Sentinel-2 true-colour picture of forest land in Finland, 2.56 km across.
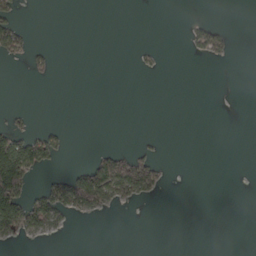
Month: March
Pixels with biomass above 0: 14%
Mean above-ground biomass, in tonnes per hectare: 17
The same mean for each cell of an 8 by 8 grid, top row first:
24 0 0 0 0 0 3 0
43 8 0 0 4 0 52 1
0 6 0 0 0 0 0 0
8 0 0 0 0 0 0 0
80 47 0 1 5 0 0 0
159 16 67 154 116 0 0 0
108 90 69 24 2 0 0 0
21 8 0 0 0 0 0 0
